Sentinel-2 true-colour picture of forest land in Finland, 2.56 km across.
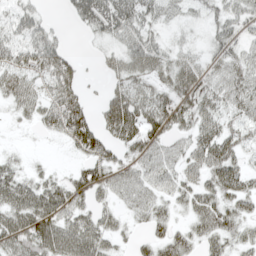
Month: May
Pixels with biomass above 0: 75%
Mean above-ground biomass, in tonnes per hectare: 44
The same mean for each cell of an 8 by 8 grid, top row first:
38 16 55 84 52 26 23 39
49 68 5 27 64 24 23 34
56 57 52 37 48 56 49 65
28 50 71 80 66 63 49 42
4 5 56 48 58 32 55 39
38 22 38 42 43 41 44 43
64 64 38 30 42 20 53 36
63 72 74 32 23 48 39 31
